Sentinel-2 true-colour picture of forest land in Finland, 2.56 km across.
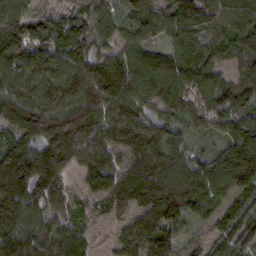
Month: February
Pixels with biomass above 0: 93%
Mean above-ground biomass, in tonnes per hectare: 109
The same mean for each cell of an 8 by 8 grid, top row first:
99 71 64 70 104 123 123 152
117 107 94 63 96 101 114 119
107 121 148 146 150 136 103 70
134 172 159 133 85 97 112 112
105 149 137 112 139 86 26 129
175 147 52 117 139 159 124 155
135 79 57 83 101 120 59 77
122 104 90 33 125 69 57 91
